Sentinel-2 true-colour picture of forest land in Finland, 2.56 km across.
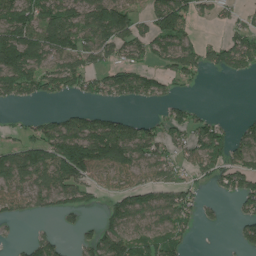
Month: June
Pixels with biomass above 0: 61%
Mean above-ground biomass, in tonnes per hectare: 81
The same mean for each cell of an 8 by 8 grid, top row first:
133 112 106 166 57 168 29 39
203 127 115 114 84 114 62 121
141 123 98 96 94 57 9 21
8 21 50 38 5 42 19 7
57 126 169 189 119 58 125 77
106 122 113 63 59 64 58 114
58 50 70 65 90 126 22 42
14 60 37 130 85 73 0 57
